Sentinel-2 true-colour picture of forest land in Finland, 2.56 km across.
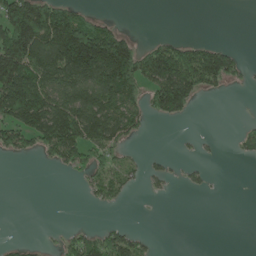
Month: May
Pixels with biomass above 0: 39%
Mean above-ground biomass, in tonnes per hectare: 76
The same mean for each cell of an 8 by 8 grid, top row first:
204 219 95 13 0 0 0 0
255 221 318 258 61 102 80 14
250 144 158 209 122 228 116 29
185 189 178 137 70 91 0 0
81 125 172 96 6 4 5 30
0 1 30 72 30 14 15 0
0 0 1 22 1 0 0 0
13 7 69 97 33 0 0 0
